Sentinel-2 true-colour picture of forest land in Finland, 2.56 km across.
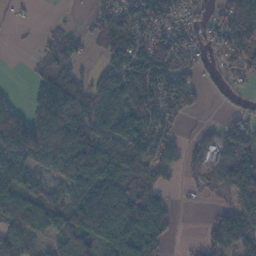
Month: November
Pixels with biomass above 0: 73%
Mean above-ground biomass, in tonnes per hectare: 84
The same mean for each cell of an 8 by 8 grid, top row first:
9 3 7 82 126 87 44 121
1 42 57 90 100 110 52 97
1 113 65 105 137 101 17 37
105 204 146 113 108 85 6 30
181 168 133 98 92 43 70 113
110 50 124 103 88 20 51 121
153 103 134 147 133 18 11 77
93 42 119 109 107 11 54 102
